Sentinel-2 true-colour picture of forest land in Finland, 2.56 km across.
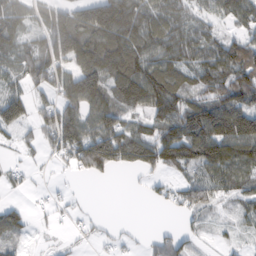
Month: February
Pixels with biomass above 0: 74%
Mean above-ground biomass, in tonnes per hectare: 74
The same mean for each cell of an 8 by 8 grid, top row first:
77 74 97 152 95 79 47 74
68 100 138 140 103 102 89 92
47 88 139 102 149 93 98 113
81 66 103 104 58 107 126 112
27 40 143 173 126 137 136 123
25 6 27 23 36 37 77 93
37 30 14 0 2 33 40 40
38 6 14 23 21 61 12 19
